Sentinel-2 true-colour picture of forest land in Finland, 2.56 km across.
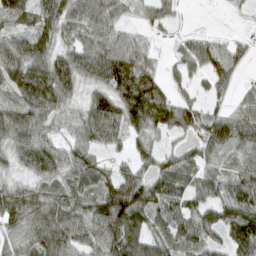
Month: March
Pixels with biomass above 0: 87%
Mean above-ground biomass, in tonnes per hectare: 72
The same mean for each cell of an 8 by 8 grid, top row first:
63 62 80 71 35 27 1 6
87 72 75 87 42 27 61 32
95 114 75 120 113 36 52 26
93 81 51 93 136 102 45 56
84 64 72 52 54 31 86 80
44 76 88 64 58 81 50 81
72 80 77 138 112 74 77 120
54 106 74 109 101 77 60 123
